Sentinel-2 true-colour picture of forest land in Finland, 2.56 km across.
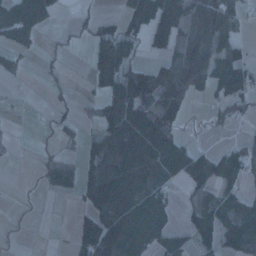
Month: January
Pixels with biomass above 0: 52%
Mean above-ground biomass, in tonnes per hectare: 50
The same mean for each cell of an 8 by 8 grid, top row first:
71 62 11 16 99 81 45 41
43 7 5 90 33 65 68 51
11 10 4 77 86 77 89 130
3 8 13 63 72 76 17 45
2 5 24 62 98 69 13 41
0 28 43 60 77 68 140 60
7 1 22 85 100 34 71 64
2 1 68 95 73 60 62 68
